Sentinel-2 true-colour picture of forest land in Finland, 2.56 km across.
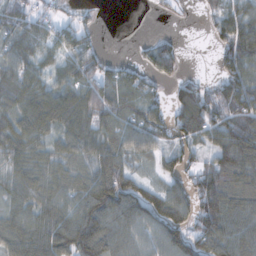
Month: November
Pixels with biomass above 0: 78%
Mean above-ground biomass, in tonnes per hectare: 74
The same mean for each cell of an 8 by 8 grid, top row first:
81 43 33 0 0 11 32 84
53 46 82 2 24 49 9 115
67 54 87 69 53 46 26 116
71 118 106 84 90 62 115 107
75 49 76 67 26 64 61 129
67 76 71 146 36 70 100 99
60 78 98 116 107 109 103 97
93 96 157 101 63 108 99 95
